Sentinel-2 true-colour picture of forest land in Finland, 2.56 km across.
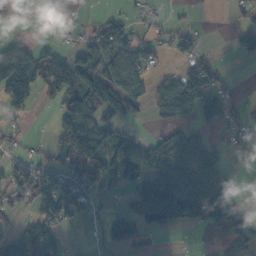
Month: October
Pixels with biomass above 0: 53%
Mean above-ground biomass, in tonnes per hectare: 54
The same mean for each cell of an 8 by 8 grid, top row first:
29 2 6 22 21 9 0 17
101 28 62 92 63 40 10 46
180 117 125 115 41 50 83 4
37 8 117 90 20 99 58 31
18 16 92 87 53 66 28 13
57 74 72 89 120 66 37 2
32 58 48 16 128 108 77 48
82 75 0 41 26 1 6 89
